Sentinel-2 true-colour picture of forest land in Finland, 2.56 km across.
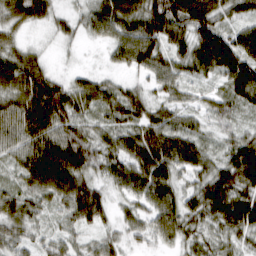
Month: March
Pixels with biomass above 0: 94%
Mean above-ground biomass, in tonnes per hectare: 69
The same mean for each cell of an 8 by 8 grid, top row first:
85 70 41 103 109 114 106 53
54 14 15 52 103 51 97 89
109 79 38 32 33 63 34 83
80 124 62 67 73 56 50 41
70 79 108 59 110 97 40 78
40 78 67 61 93 66 83 128
75 41 111 45 57 76 106 134
56 36 34 43 38 54 52 53
